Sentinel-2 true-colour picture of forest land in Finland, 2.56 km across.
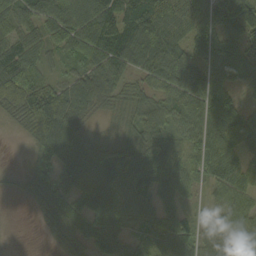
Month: September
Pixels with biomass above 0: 88%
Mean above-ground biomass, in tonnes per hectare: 70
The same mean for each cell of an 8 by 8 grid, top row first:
65 74 89 115 119 81 91 130
81 53 75 114 100 80 84 77
125 52 68 78 46 102 84 50
54 135 63 29 67 62 75 56
2 106 90 43 77 57 83 57
19 59 101 70 114 85 48 58
4 74 79 83 60 67 22 63
2 14 54 82 47 84 39 55
